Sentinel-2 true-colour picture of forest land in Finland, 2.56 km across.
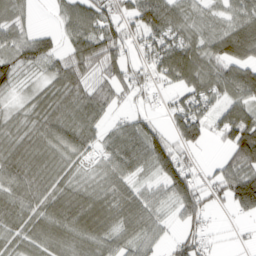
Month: March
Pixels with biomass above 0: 82%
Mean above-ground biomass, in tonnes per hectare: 65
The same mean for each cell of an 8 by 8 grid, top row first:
46 7 92 69 92 76 49 67
65 57 87 87 63 103 80 106
40 45 69 73 59 82 88 91
26 72 83 37 32 63 71 85
69 72 66 59 90 64 26 125
76 65 34 67 26 124 29 109
68 65 84 75 67 52 62 75
52 58 62 58 49 48 36 6
